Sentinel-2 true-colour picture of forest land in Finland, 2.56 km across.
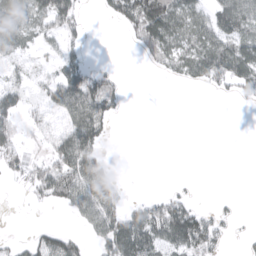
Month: April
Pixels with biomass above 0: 47%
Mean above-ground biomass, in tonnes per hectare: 51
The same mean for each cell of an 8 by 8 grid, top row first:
92 95 40 37 96 77 69 118
62 29 36 0 33 69 106 96
37 51 115 44 0 24 76 90
76 46 117 51 0 0 0 2
60 40 112 6 0 0 0 0
29 88 113 39 0 3 0 0
0 20 63 77 76 96 19 7
15 65 38 158 137 116 103 9
